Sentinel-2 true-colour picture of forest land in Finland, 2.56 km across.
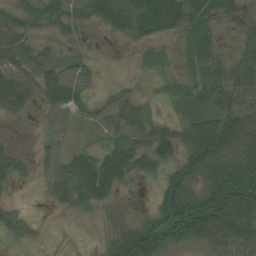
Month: August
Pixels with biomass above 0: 78%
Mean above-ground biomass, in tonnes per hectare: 41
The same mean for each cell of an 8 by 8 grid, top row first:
30 39 42 42 53 59 53 41
46 19 11 2 24 18 41 30
39 44 44 7 8 35 70 43
22 23 25 33 28 24 42 53
8 29 14 35 61 55 101 77
28 41 90 65 29 48 69 94
13 9 37 12 9 91 118 106
10 2 4 25 104 53 56 63
